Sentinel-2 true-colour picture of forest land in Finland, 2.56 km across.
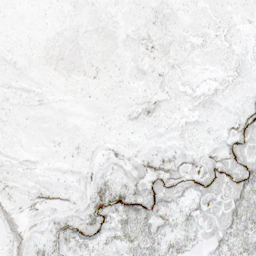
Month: May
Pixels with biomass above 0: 76%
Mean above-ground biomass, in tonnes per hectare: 8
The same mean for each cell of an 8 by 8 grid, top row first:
1 2 5 4 5 4 4 5
3 5 6 5 4 6 5 4
4 4 5 4 3 5 3 6
3 3 2 4 7 5 6 7
4 5 5 3 4 5 5 11
5 4 5 9 11 10 13 19
8 5 10 24 22 14 11 26
11 9 14 13 26 16 10 24
